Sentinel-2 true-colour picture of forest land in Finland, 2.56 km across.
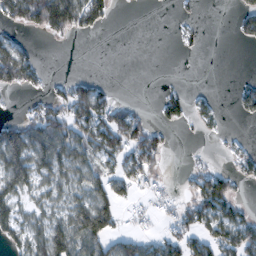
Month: February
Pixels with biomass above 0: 48%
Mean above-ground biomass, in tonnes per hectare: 46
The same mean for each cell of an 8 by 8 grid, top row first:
76 149 101 22 0 6 0 37
66 1 0 0 0 6 3 4
75 18 29 5 0 2 0 13
6 64 81 75 13 46 26 26
115 99 79 79 98 4 2 10
105 58 48 65 59 6 65 37
58 45 89 74 23 43 104 38
48 118 110 68 47 57 78 91
